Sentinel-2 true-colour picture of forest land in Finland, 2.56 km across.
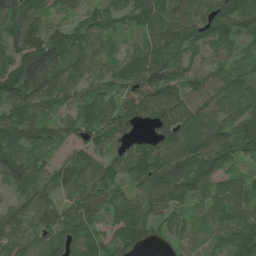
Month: July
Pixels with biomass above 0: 93%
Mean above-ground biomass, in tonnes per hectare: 77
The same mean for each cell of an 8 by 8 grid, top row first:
109 55 51 57 81 78 86 107
90 124 72 31 50 83 73 47
123 119 49 43 108 84 77 52
87 42 50 83 92 124 75 62
86 63 65 67 52 98 113 103
85 58 98 64 95 112 92 48
68 69 87 85 102 77 55 69
77 69 69 69 80 43 27 86
